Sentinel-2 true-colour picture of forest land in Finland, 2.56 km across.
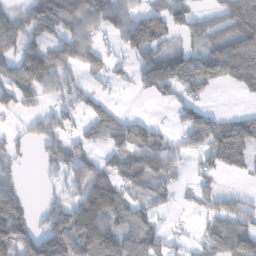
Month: January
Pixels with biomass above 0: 63%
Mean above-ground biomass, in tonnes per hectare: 72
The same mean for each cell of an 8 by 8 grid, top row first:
52 120 135 108 81 72 44 115
74 94 116 30 104 47 76 134
90 100 47 40 71 105 95 120
32 37 43 71 6 26 48 26
23 50 56 80 100 45 102 134
36 15 90 94 95 38 38 27
101 33 117 127 46 15 39 52
113 104 132 113 96 18 49 84
